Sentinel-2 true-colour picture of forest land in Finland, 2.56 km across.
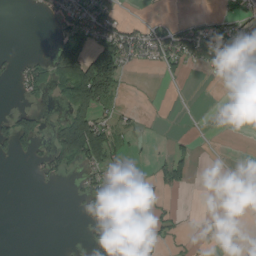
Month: August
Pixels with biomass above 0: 31%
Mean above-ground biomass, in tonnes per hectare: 35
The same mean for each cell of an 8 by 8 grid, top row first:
0 25 71 44 4 6 16 37
1 15 84 108 62 78 84 48
32 74 180 105 0 9 12 90
35 10 103 27 4 0 0 0
71 41 202 53 5 13 0 0
0 33 28 32 14 49 0 15
0 0 8 71 20 13 2 27
0 0 6 84 50 15 19 2
